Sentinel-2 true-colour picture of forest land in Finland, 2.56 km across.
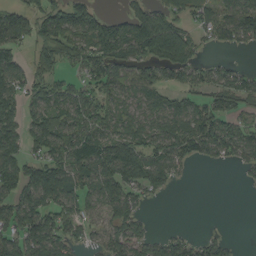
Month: August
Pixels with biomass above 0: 68%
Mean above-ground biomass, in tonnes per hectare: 69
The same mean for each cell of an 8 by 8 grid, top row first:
72 82 119 36 72 57 56 100
69 77 77 107 91 113 22 34
79 75 45 87 69 49 54 61
67 96 86 53 55 77 100 51
69 90 92 112 66 107 93 96
92 108 75 115 102 44 0 11
91 94 76 86 27 0 0 0
88 118 44 83 64 44 42 7
